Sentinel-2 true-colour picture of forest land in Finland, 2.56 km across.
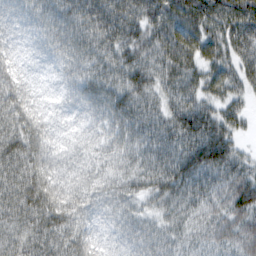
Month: February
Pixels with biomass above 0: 98%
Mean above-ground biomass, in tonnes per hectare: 73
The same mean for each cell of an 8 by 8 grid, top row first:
48 61 87 104 102 86 88 90
42 49 67 83 81 101 73 80
62 30 60 78 83 76 67 67
91 48 44 86 81 96 84 47
102 71 55 60 64 92 135 40
103 83 67 61 68 100 83 77
94 105 69 52 42 58 57 80
65 90 77 43 54 41 45 69
